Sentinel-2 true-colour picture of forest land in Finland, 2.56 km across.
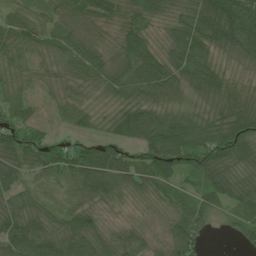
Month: June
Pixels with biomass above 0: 94%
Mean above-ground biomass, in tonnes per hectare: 73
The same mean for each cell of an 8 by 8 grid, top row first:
53 52 75 63 66 59 120 135
69 62 80 43 94 93 81 86
52 45 68 73 118 90 105 35
62 42 59 54 87 64 58 77
84 57 44 73 89 122 115 107
74 53 92 119 85 83 96 58
73 58 72 26 15 65 71 72
110 98 105 53 36 86 17 37
